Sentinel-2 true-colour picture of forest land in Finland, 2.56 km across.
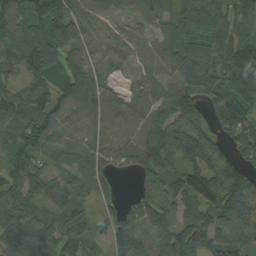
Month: September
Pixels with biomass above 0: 90%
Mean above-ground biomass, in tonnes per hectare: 87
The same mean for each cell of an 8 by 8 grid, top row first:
109 101 101 64 61 74 98 101
74 133 74 50 40 73 95 135
49 87 129 29 36 81 79 142
126 99 94 83 56 133 69 146
81 86 56 57 122 134 95 96
87 81 75 49 74 99 124 107
83 65 54 44 94 91 103 123
115 102 80 38 65 136 83 69
